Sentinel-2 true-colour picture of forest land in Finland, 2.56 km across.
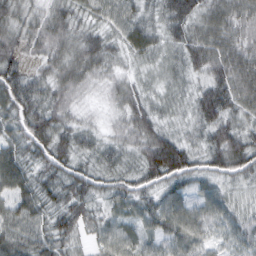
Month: February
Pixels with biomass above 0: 99%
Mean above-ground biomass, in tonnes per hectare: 46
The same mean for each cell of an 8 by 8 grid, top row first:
57 51 42 49 37 70 43 45
60 56 55 36 38 42 57 46
70 51 54 35 23 32 29 42
63 61 28 28 33 25 31 39
55 59 45 35 40 21 37 46
77 43 46 34 46 52 41 41
65 48 58 35 45 61 50 32
67 54 31 51 39 54 38 44
